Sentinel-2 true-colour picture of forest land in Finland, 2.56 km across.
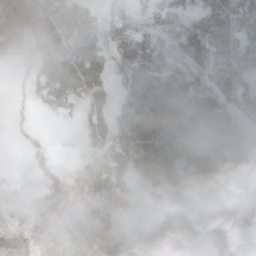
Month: May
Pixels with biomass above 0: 91%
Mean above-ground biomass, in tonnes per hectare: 49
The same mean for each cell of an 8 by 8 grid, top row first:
123 67 45 30 17 25 36 26
38 56 60 38 39 19 36 25
8 63 72 30 51 42 31 26
11 16 28 41 65 71 49 27
7 13 16 65 66 54 41 31
11 30 43 72 42 58 51 96
79 70 89 108 58 37 73 74
59 55 68 105 79 44 76 46
